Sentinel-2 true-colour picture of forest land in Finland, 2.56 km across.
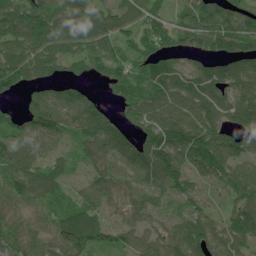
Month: June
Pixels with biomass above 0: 89%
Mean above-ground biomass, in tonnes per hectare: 87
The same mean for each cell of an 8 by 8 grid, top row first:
118 121 113 79 80 39 104 100
86 84 68 67 72 69 85 102
105 63 50 77 105 128 124 112
49 124 106 36 108 117 114 111
87 65 59 94 99 140 148 83
109 93 39 65 80 106 92 104
59 65 111 52 62 42 43 87
70 69 130 69 81 73 86 78
